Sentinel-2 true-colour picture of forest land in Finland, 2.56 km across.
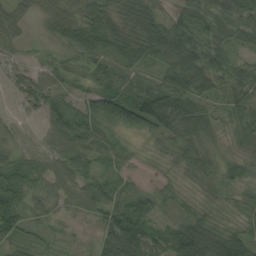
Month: August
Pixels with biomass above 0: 79%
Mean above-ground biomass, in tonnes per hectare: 47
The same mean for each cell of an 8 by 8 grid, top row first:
0 0 0 9 69 50 54 62
1 1 1 6 19 78 67 35
32 43 30 51 43 85 68 58
20 50 58 113 126 126 53 48
30 42 78 54 20 49 28 32
56 60 65 46 17 23 36 26
59 28 41 71 80 26 33 30
42 14 13 87 74 84 109 74
